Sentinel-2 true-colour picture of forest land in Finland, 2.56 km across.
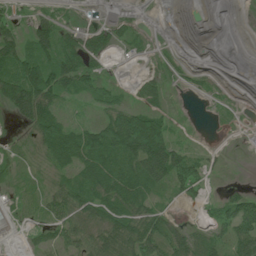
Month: June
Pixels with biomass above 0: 69%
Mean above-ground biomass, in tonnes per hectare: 41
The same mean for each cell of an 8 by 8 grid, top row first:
28 35 8 15 2 0 1 1
66 61 79 46 10 6 0 1
110 98 71 20 24 18 8 0
56 72 9 58 65 10 3 5
8 69 90 106 160 50 5 1
15 14 52 86 88 86 27 1
11 38 64 78 64 13 17 67
2 34 41 84 96 54 46 79
